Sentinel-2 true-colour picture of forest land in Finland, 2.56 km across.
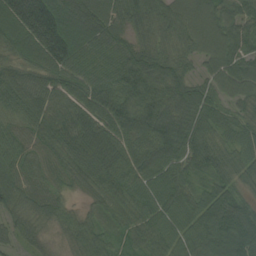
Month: August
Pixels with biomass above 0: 98%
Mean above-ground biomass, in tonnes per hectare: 77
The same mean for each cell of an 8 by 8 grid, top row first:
159 184 101 77 87 76 73 74
67 159 105 64 73 57 60 78
71 69 73 72 100 87 51 84
58 84 86 90 94 97 76 38
62 73 101 92 79 102 71 61
70 63 77 87 75 69 64 57
57 65 23 59 76 72 74 74
41 35 65 38 67 62 83 95
